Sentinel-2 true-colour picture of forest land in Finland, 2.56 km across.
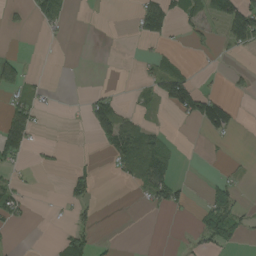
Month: August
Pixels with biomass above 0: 25%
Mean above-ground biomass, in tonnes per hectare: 26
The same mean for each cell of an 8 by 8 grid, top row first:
12 50 0 0 78 43 57 116
3 1 0 0 3 8 8 39
69 5 0 0 16 80 2 7
59 9 4 100 17 34 92 10
76 9 0 81 71 7 4 0
20 1 33 7 64 28 3 7
43 1 22 0 11 30 50 31
1 3 52 5 0 1 42 20
